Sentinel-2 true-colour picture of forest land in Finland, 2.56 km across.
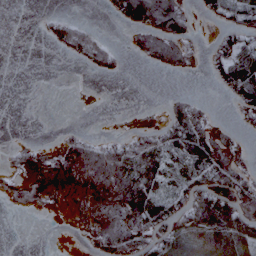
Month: February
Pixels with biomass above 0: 50%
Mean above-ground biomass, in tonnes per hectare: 50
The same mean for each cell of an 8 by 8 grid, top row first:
0 10 6 20 110 106 20 43
0 5 62 27 59 91 16 62
0 0 1 5 0 2 10 90
0 0 3 1 16 46 30 32
13 16 51 46 52 74 108 32
24 50 82 135 106 46 110 88
20 18 41 111 136 70 146 144
0 0 12 108 102 111 120 129
